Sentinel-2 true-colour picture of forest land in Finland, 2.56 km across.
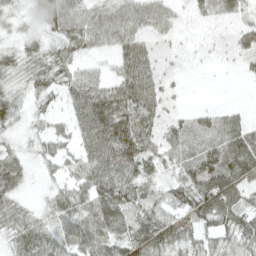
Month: April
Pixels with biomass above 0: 87%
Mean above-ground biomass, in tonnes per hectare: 47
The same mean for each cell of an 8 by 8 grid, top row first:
25 52 45 54 53 27 25 23
28 35 42 38 48 14 8 34
33 49 50 40 74 14 3 8
35 32 51 94 75 24 27 17
19 34 42 95 65 56 65 72
47 13 45 83 49 40 104 81
38 30 50 94 58 48 94 72
45 49 56 62 74 50 48 51
